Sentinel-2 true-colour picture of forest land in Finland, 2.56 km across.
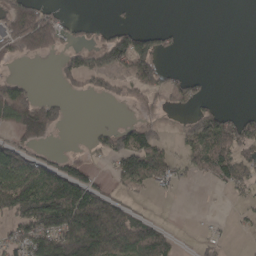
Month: April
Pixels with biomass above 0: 44%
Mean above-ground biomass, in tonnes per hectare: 55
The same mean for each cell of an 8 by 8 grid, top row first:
102 70 7 2 0 0 0 0
70 74 46 144 96 20 0 0
51 0 59 48 100 43 13 0
149 93 0 1 31 20 55 16
45 24 3 61 89 20 107 85
114 76 72 33 81 41 50 63
107 155 160 86 9 0 1 12
64 131 183 157 116 23 15 2
